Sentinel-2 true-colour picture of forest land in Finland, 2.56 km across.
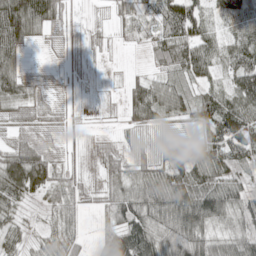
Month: May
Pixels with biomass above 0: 85%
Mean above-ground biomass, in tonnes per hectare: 54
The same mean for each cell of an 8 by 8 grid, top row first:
140 79 8 26 36 99 39 79
84 10 19 9 15 88 59 64
74 15 10 3 32 44 34 69
34 22 7 4 62 50 79 98
38 26 13 15 44 66 75 97
114 86 24 52 70 82 78 40
36 28 33 59 81 102 104 46
39 29 36 69 84 116 81 68
